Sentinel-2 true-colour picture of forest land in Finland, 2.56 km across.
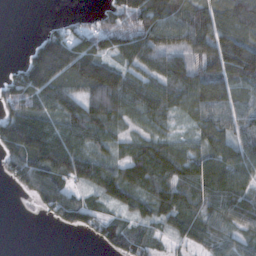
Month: November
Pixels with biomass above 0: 80%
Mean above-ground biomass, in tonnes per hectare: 77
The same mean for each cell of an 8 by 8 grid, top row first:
0 3 20 81 133 109 99 144
0 133 113 76 98 65 102 156
79 141 119 142 67 76 119 108
84 73 85 90 65 42 83 78
134 146 63 43 52 49 74 91
61 118 91 77 83 87 119 99
0 59 87 41 49 75 60 110
0 0 3 79 83 36 48 50
